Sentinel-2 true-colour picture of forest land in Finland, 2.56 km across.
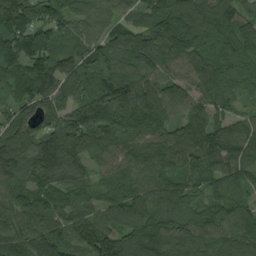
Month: August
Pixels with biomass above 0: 98%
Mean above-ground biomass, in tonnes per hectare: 110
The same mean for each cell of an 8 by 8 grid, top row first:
130 104 86 71 70 137 126 100
125 109 95 112 144 134 92 90
106 145 107 142 142 97 125 64
82 108 121 129 144 86 101 48
142 153 110 100 116 125 147 102
114 102 70 80 110 92 89 82
92 105 90 111 126 138 98 95
94 160 98 127 155 123 115 107
